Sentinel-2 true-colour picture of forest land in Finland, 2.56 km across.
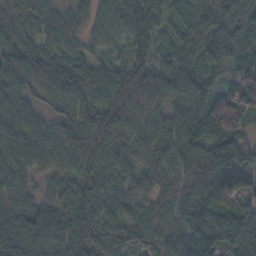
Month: November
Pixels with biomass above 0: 98%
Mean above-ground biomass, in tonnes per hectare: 86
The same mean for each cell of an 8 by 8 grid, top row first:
78 67 52 70 92 50 76 99
85 66 53 54 62 64 98 107
92 80 96 87 74 87 63 97
85 54 86 108 85 81 100 93
93 86 98 98 88 93 109 131
79 51 83 79 70 93 109 115
100 79 104 72 74 84 99 100
102 112 99 80 67 84 128 135
